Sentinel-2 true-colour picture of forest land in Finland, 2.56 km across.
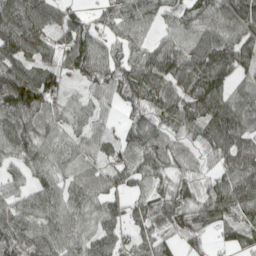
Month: April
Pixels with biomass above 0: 90%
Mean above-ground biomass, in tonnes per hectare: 79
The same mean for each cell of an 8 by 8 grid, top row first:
118 91 50 79 68 60 84 124
113 80 120 71 55 84 117 104
122 80 52 87 127 108 141 47
100 56 69 28 84 107 117 93
76 79 49 47 86 62 85 105
38 61 45 54 56 55 52 111
71 80 72 57 68 81 89 93
97 98 77 68 68 51 27 59
